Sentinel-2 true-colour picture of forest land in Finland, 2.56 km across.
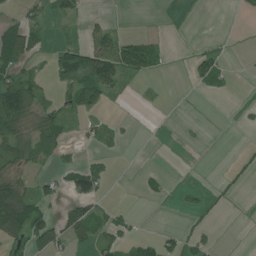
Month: June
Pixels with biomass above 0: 33%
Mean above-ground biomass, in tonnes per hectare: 23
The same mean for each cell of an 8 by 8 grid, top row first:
14 26 21 3 0 0 0 4
73 17 36 50 51 0 10 0
60 15 54 72 9 0 44 0
85 32 29 3 0 0 0 5
59 45 11 13 0 0 1 0
41 20 66 13 14 0 0 2
153 30 46 17 0 3 4 0
43 63 28 32 31 22 17 0
